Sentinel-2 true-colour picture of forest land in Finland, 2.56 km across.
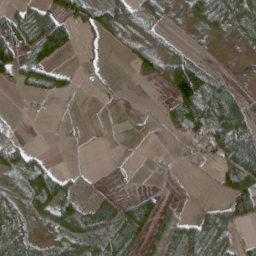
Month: April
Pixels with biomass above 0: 54%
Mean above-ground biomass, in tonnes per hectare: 41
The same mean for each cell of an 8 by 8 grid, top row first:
43 67 36 88 52 10 66 68
98 98 8 4 43 17 4 8
38 43 9 3 19 94 69 7
3 3 1 1 7 58 91 63
32 1 4 1 3 9 61 98
56 72 10 0 1 5 4 137
39 69 64 52 88 17 21 93
51 34 57 69 62 61 75 29
